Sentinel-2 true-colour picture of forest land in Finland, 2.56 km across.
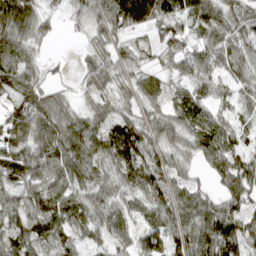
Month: April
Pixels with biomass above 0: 91%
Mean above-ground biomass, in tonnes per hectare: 86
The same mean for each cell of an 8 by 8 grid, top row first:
154 46 53 129 159 105 112 74
118 21 18 74 49 86 88 84
128 48 34 77 65 53 77 69
94 112 52 78 65 62 72 46
81 103 112 116 109 78 106 65
95 94 91 72 107 66 42 121
81 125 110 73 72 112 95 84
86 86 59 60 85 100 153 141
